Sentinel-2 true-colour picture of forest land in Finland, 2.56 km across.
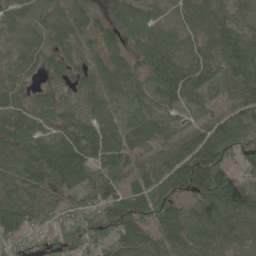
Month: June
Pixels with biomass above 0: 91%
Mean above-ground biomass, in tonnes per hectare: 67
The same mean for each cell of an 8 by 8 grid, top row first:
38 35 42 40 45 38 86 46
45 47 35 45 69 66 71 111
45 31 41 60 63 117 78 119
67 51 42 40 62 37 43 81
60 64 119 90 62 58 104 83
67 102 86 66 65 129 155 58
98 66 53 106 95 63 76 83
55 33 57 74 69 57 68 58
